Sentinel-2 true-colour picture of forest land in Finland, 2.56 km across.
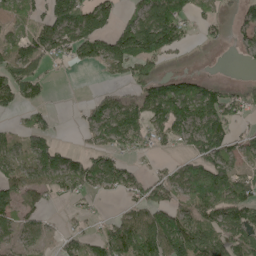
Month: May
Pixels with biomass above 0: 62%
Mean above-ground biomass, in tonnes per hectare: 67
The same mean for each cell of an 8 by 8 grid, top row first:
33 85 127 63 99 114 32 40
77 89 96 108 152 76 8 29
77 24 0 18 73 64 27 8
38 31 16 95 97 129 108 41
44 83 14 85 40 56 141 35
63 80 111 102 35 64 166 58
79 26 16 6 62 60 101 101
39 28 43 103 111 127 75 78
